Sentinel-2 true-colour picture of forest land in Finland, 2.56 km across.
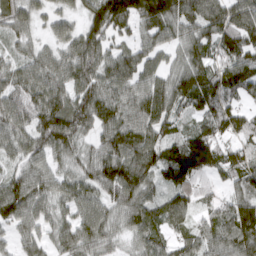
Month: March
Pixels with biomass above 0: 92%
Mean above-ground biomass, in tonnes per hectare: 80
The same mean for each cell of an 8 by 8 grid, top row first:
73 44 50 148 123 123 102 104
44 42 99 62 61 58 71 100
68 87 91 94 76 85 94 95
84 109 93 99 115 61 78 65
70 86 49 104 102 75 110 51
70 84 55 106 101 103 68 68
116 68 71 60 76 69 40 96
55 54 80 48 63 48 65 112
